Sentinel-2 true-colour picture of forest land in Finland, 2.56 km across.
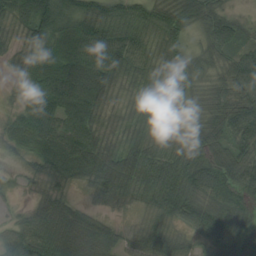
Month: August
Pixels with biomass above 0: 94%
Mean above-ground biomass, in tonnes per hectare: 60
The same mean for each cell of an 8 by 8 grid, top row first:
65 82 72 78 69 80 72 29
42 56 73 73 48 58 62 61
18 75 92 54 38 61 48 86
29 75 77 25 26 56 63 96
39 81 93 37 45 57 107 69
14 51 59 68 63 79 102 82
14 49 32 21 28 66 89 88
65 73 73 48 49 47 59 55
